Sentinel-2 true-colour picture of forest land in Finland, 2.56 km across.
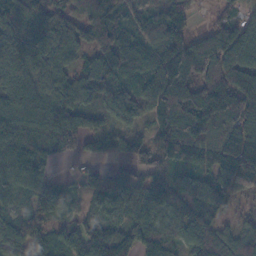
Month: November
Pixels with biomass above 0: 90%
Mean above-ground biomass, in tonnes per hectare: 111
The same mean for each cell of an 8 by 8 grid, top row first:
119 101 72 101 92 100 25 62
180 160 94 126 83 141 171 178
120 126 82 80 117 157 173 141
142 139 114 90 90 173 206 191
150 109 59 64 67 165 110 182
113 75 44 50 83 59 91 171
66 92 36 74 96 116 93 27
103 97 149 153 132 77 139 88
